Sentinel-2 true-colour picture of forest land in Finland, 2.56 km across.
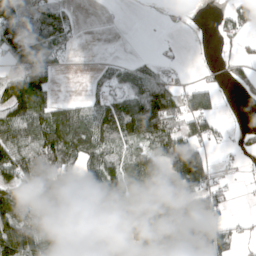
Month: April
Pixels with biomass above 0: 63%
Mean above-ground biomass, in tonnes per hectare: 82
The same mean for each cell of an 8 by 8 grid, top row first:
109 100 10 0 1 5 2 84
111 102 6 0 0 10 2 25
78 57 1 45 91 43 18 34
105 105 78 88 145 99 70 1
121 166 134 87 74 138 60 18
94 118 90 117 140 180 92 12
122 173 139 113 115 171 102 3
175 143 125 73 119 193 196 46
